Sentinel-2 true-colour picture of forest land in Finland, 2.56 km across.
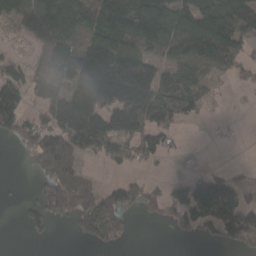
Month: March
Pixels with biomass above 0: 59%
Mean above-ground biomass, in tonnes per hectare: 83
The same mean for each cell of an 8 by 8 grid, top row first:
99 149 107 145 162 135 104 155
5 80 107 161 109 116 142 66
79 71 156 199 164 89 36 15
105 78 186 135 144 101 12 1
38 133 120 119 82 12 4 3
1 136 115 11 28 12 46 23
13 118 138 145 65 82 118 103
0 18 30 52 0 17 35 74
